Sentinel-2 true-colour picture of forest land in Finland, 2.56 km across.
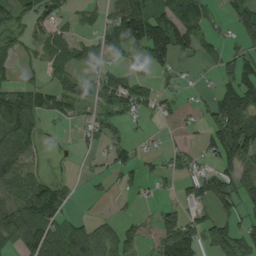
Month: August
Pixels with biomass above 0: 58%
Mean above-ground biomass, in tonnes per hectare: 60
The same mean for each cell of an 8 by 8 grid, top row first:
58 52 25 54 150 111 45 58
32 46 72 44 116 120 39 39
30 31 43 71 42 26 7 95
117 54 28 70 40 32 45 130
100 5 20 41 17 22 52 142
80 27 9 30 38 43 77 92
100 113 5 7 15 52 44 58
91 124 112 70 59 142 69 93
